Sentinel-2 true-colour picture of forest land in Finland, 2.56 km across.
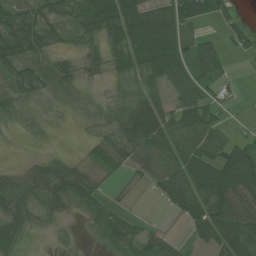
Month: July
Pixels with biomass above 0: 74%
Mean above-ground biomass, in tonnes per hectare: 43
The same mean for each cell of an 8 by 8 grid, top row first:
65 39 37 84 93 76 56 18
60 32 21 40 101 72 46 23
38 44 25 21 52 55 47 8
20 12 25 29 76 61 55 8
3 8 9 42 72 77 64 45
28 60 41 24 30 71 76 72
55 40 27 25 0 36 75 67
50 8 11 51 40 19 41 81
